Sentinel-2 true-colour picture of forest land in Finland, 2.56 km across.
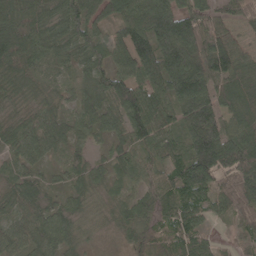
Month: May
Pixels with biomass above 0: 95%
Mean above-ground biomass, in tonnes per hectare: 82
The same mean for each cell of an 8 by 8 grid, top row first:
112 74 97 69 108 146 84 51
125 89 81 75 118 183 137 65
59 49 51 92 92 158 147 84
35 74 72 76 114 82 149 97
62 81 53 48 70 68 195 117
57 32 58 56 59 94 129 123
56 51 43 39 62 82 58 82
66 86 40 12 73 71 43 28
